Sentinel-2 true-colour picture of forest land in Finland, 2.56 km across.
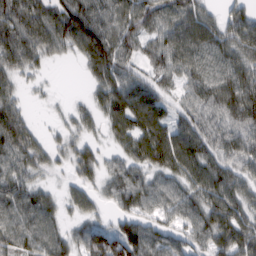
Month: February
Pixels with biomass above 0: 87%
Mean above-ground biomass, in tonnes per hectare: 66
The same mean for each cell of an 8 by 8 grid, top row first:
103 97 100 67 86 77 48 52
97 72 70 90 49 83 88 73
40 12 6 62 53 44 84 88
67 6 30 65 95 48 61 96
88 36 43 29 92 94 74 69
66 24 42 53 55 61 98 68
76 70 43 36 63 68 84 73
74 80 55 94 100 59 66 68
